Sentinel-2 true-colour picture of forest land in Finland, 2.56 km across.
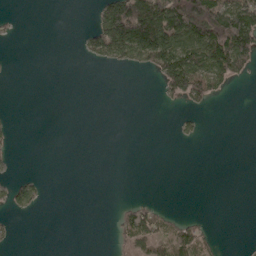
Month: May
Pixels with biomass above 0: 24%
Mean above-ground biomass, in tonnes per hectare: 33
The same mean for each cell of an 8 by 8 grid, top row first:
6 0 0 139 196 152 171 149
0 0 15 118 138 131 154 147
2 0 0 0 1 112 105 25
2 0 0 0 0 10 12 0
6 0 0 0 0 9 1 0
12 4 0 0 0 0 0 0
34 4 0 4 53 4 0 0
7 0 0 14 67 64 27 2
